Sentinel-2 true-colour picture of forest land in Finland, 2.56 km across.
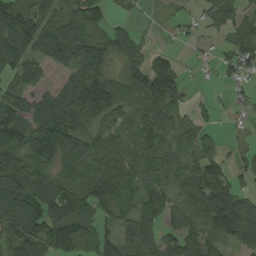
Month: August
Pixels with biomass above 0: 79%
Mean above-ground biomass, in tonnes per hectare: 76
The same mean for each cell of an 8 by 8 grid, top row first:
102 82 71 23 8 15 33 47
103 85 106 72 41 13 10 83
74 43 109 85 109 87 5 31
106 116 112 93 77 55 28 15
113 157 103 84 78 63 51 12
131 94 102 86 83 67 100 40
111 130 113 64 74 53 115 130
92 113 103 63 79 74 73 108
